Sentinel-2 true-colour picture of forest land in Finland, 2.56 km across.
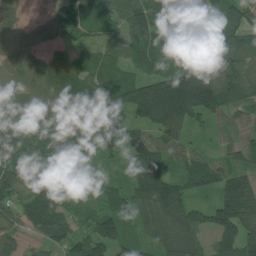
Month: July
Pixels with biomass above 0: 93%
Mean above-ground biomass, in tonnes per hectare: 89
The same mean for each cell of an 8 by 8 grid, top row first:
35 57 85 72 105 91 69 78
44 60 51 70 98 80 71 84
45 102 108 70 102 160 102 101
54 76 131 131 151 208 109 62
73 72 70 50 122 78 24 63
85 74 85 36 188 87 110 91
65 107 39 90 108 157 75 147
57 59 79 106 67 152 63 142
